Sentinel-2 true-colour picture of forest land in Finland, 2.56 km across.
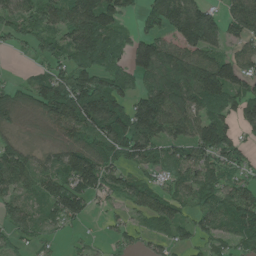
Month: June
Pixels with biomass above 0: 80%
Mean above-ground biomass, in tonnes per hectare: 83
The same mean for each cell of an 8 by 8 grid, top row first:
80 77 159 123 56 142 88 87
28 50 108 72 124 93 98 49
17 92 117 94 76 152 159 114
63 95 143 129 141 134 96 77
53 35 79 103 120 79 125 68
109 92 136 72 49 61 74 64
67 62 67 23 74 65 72 105
34 24 15 33 48 50 62 77
